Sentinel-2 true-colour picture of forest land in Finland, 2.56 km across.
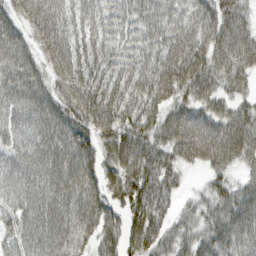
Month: March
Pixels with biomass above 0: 93%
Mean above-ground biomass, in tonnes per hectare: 78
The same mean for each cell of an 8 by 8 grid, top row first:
69 108 61 64 66 80 88 89
88 85 70 70 65 99 91 87
87 64 85 75 72 102 77 52
74 82 91 85 78 68 72 59
78 83 83 72 80 90 114 94
96 88 94 62 100 48 36 38
90 87 89 60 94 36 53 92
71 89 69 63 92 60 78 81
